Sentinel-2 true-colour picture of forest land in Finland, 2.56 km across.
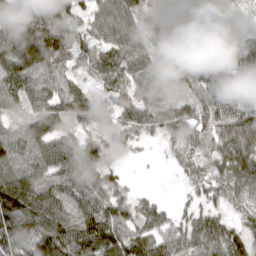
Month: March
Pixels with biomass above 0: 92%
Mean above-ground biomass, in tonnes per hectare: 77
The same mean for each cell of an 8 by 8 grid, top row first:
94 128 53 123 87 84 80 30
136 134 66 97 85 91 126 42
94 83 42 73 78 60 107 75
34 71 66 68 70 70 85 97
85 91 78 46 19 57 64 100
89 88 111 44 1 15 63 80
112 98 73 76 49 24 47 42
91 99 102 109 85 81 115 66
